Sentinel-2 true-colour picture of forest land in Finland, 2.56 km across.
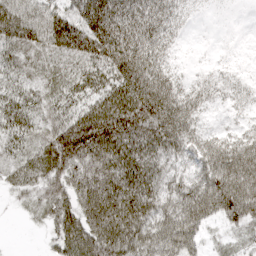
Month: April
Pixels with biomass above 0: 91%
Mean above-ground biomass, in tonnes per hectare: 77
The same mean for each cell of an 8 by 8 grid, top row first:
100 76 95 111 73 32 3 1
83 75 94 126 93 18 2 2
60 47 70 94 119 50 29 17
83 47 73 133 127 109 37 15
55 71 144 160 118 80 60 65
43 72 93 163 126 48 78 109
12 62 111 163 122 76 100 108
1 30 125 148 103 105 33 33
